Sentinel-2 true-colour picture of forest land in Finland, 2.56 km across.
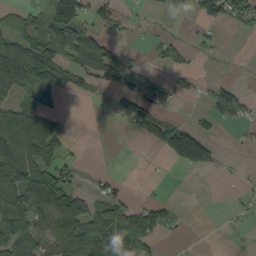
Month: September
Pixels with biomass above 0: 46%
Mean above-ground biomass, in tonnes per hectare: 53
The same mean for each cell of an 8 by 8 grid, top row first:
44 46 44 43 7 12 54 71
95 111 103 23 6 36 16 0
129 96 41 67 57 30 11 7
77 71 0 26 89 15 32 48
136 101 5 0 22 148 75 6
114 92 22 17 1 1 5 9
130 118 106 105 58 17 0 12
120 93 115 135 100 6 0 1
